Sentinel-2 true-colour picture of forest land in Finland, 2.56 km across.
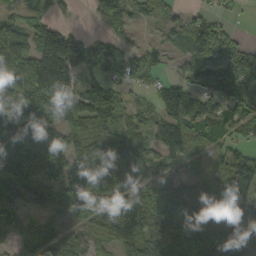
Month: September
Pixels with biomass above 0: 83%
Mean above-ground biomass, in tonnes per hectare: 99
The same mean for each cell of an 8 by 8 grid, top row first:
49 63 5 135 31 37 39 15
154 198 153 91 32 26 130 71
160 221 97 76 33 42 47 103
162 126 172 115 39 93 86 95
133 128 156 153 79 101 61 54
121 115 110 154 89 58 52 137
102 74 150 150 134 82 136 73
86 94 83 131 123 92 120 128
